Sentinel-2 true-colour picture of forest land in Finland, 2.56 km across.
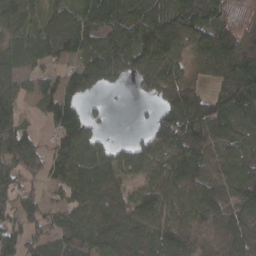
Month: March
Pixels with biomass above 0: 82%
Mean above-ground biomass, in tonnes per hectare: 81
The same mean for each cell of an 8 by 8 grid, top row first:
100 75 80 94 109 121 59 6
68 111 102 97 112 73 108 94
47 45 78 46 57 82 42 137
63 81 75 8 7 138 122 81
107 38 112 42 58 112 85 53
67 57 117 92 51 90 76 102
70 58 84 110 110 99 117 75
76 78 96 104 57 85 64 102
